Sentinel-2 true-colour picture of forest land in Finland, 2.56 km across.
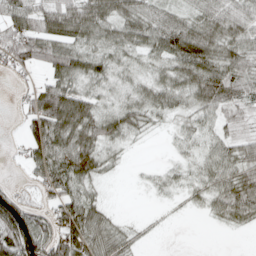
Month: April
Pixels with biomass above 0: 77%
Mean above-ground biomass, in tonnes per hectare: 48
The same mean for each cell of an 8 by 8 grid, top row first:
74 81 80 64 56 43 58 62
75 71 59 50 48 78 73 61
14 40 53 43 36 57 82 55
14 95 77 50 48 36 44 36
7 83 78 41 5 18 28 42
4 72 67 10 9 20 37 62
73 39 78 13 1 4 28 68
108 79 81 60 9 0 0 0
